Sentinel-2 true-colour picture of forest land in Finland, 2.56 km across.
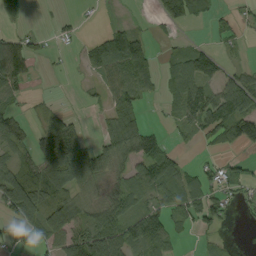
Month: September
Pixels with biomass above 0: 58%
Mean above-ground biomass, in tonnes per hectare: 52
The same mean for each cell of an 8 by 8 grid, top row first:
9 2 10 3 3 87 39 17
73 11 15 101 62 18 33 12
88 2 5 63 65 73 82 60
38 26 7 53 35 48 81 105
58 110 101 59 74 15 16 72
94 109 119 34 70 77 36 35
96 67 61 63 55 59 81 23
30 50 87 106 114 26 22 2
